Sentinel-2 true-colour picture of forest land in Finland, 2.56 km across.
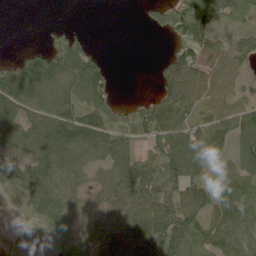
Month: June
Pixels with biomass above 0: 76%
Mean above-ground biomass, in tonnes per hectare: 72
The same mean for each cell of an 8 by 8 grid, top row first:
0 0 0 0 16 93 120 84
9 81 69 0 0 42 58 45
160 168 111 32 0 98 74 45
101 121 87 78 80 98 44 70
74 138 113 99 45 115 91 68
69 110 66 67 100 97 49 84
12 69 51 73 95 118 72 95
27 56 88 109 134 126 61 69
